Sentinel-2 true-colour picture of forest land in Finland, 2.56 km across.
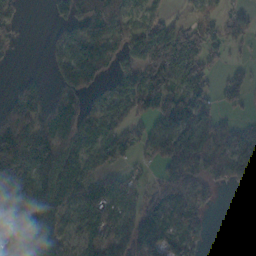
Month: November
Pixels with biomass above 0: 67%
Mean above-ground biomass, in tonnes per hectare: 80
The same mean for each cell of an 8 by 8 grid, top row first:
49 21 103 114 70 13 33 39
16 37 115 98 154 164 67 21
29 25 108 69 97 95 66 43
141 118 94 88 65 132 55 24
189 143 85 95 52 132 130 72
154 119 99 37 24 135 99 54
115 112 65 92 75 123 43 0
68 95 46 94 102 91 25 0
